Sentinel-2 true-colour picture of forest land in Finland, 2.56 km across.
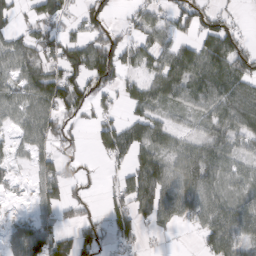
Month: March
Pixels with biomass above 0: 67%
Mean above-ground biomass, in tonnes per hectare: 56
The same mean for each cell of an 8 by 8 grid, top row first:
36 69 44 39 51 69 65 17
56 72 71 100 43 54 79 70
55 95 98 94 47 73 88 93
46 69 73 30 45 23 59 83
24 48 20 90 69 42 53 33
8 57 32 21 106 75 74 43
3 40 43 52 65 66 63 53
51 90 66 43 23 4 57 55
